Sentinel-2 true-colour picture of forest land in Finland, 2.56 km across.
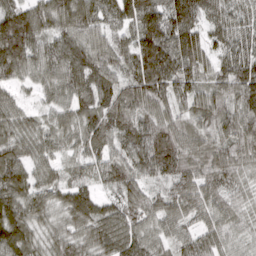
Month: March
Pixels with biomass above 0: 98%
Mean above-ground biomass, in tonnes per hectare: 88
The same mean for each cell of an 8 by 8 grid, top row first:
129 96 111 76 114 108 63 49
160 67 84 84 129 120 71 71
72 68 112 85 150 121 64 112
63 44 90 116 92 64 88 94
73 59 67 73 115 107 74 113
105 60 52 82 77 99 84 69
112 90 122 64 100 92 81 57
112 66 80 110 86 65 73 48
